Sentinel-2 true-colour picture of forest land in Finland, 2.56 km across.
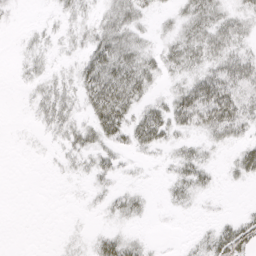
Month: April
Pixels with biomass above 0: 56%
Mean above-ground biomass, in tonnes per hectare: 18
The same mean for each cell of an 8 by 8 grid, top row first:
4 3 14 28 16 15 37 22
3 9 14 45 21 30 37 22
3 15 29 54 37 15 43 42
0 26 18 61 28 44 58 42
1 5 25 23 27 16 16 20
0 1 8 14 2 20 17 19
0 0 1 13 11 9 2 3
0 0 4 24 8 1 19 37
